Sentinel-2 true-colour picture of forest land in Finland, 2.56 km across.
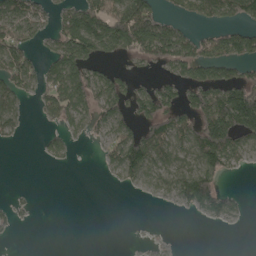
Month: May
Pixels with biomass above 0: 48%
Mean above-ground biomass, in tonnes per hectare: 57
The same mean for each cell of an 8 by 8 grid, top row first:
90 39 120 134 135 31 57 81
91 32 130 84 113 107 63 87
91 77 113 67 15 55 90 87
52 57 72 80 72 78 135 215
8 30 8 65 137 82 154 81
0 0 0 17 59 59 97 7
14 0 0 0 0 16 69 19
2 0 0 0 2 1 0 0
